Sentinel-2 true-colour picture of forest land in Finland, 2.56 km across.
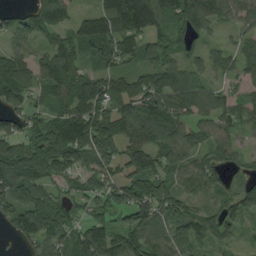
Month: August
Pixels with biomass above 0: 86%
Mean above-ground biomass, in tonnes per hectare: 97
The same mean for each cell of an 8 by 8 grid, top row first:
48 168 67 178 193 126 138 84
61 97 108 119 89 68 50 61
144 136 111 77 75 103 52 53
88 64 125 101 123 97 91 95
104 119 151 98 136 111 74 47
131 125 87 68 135 84 92 38
112 114 44 94 145 105 47 81
38 89 113 115 116 81 69 35
